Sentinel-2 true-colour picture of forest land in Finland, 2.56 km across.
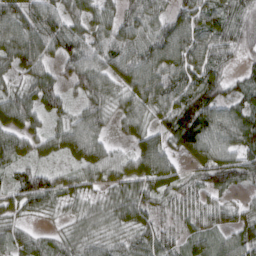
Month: March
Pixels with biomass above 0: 90%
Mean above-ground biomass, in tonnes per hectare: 57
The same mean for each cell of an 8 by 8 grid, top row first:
78 72 53 47 68 50 65 65
75 70 73 70 71 82 79 59
32 57 63 51 80 77 78 33
68 47 38 37 51 88 85 66
61 37 71 28 54 55 68 73
51 49 47 48 62 43 65 72
43 45 29 50 59 36 45 36
49 35 44 39 53 41 52 66
